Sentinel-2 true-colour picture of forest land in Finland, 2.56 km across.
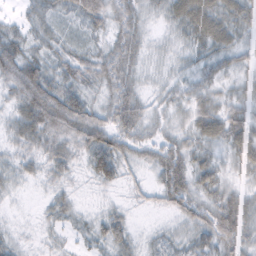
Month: February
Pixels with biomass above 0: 90%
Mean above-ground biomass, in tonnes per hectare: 37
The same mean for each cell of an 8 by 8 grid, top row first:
13 33 37 39 28 47 73 55
47 32 23 41 27 22 44 37
52 53 38 49 21 22 34 26
37 69 53 50 34 23 60 50
30 41 39 58 30 42 45 78
28 23 13 43 16 69 48 27
5 19 14 16 11 36 52 64
17 13 13 42 16 31 50 52
